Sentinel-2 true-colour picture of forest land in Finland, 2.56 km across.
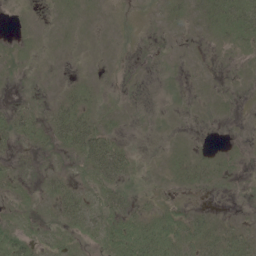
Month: June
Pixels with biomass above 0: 43%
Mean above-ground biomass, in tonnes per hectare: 11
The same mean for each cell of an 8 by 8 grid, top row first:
1 1 7 1 0 12 22 36
5 1 2 1 0 0 2 9
3 0 7 0 0 0 2 1
16 12 34 9 0 0 2 1
12 12 42 31 0 3 2 3
8 10 9 36 4 12 15 3
11 6 32 31 9 10 6 1
26 15 14 25 40 30 25 27
